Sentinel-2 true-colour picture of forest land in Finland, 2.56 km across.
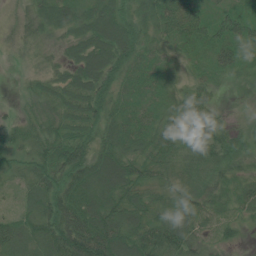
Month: June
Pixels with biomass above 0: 92%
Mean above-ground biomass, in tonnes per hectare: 48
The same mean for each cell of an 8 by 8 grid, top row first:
25 51 50 59 40 101 43 55
19 23 54 79 38 35 51 61
3 34 60 44 49 28 32 15
13 43 59 44 43 48 47 5
39 55 65 54 51 49 69 29
26 59 67 78 55 42 52 27
20 57 83 67 57 56 40 34
61 65 108 96 67 64 30 16
